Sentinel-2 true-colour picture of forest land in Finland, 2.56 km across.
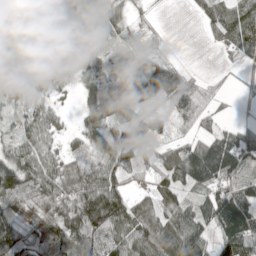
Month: May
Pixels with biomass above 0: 85%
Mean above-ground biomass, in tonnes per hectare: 76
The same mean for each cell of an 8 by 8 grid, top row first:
74 98 107 63 18 0 59 95
94 84 53 30 42 3 9 85
68 72 49 62 150 106 22 14
48 60 36 95 58 81 56 7
59 59 42 91 43 57 93 114
99 92 96 78 37 102 124 84
75 78 139 147 77 93 97 138
116 69 119 88 120 116 77 149
